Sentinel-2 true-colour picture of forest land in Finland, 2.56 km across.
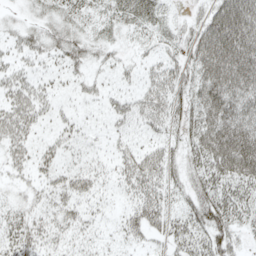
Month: May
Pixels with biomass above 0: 75%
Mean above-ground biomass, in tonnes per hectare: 38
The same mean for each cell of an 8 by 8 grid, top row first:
11 25 28 29 39 13 48 106
23 33 35 21 17 29 78 106
31 18 19 16 27 42 72 94
42 22 11 29 42 39 70 68
36 19 20 16 24 28 71 101
19 28 35 24 52 31 51 72
25 30 34 13 50 27 63 49
41 31 29 18 25 34 51 21
